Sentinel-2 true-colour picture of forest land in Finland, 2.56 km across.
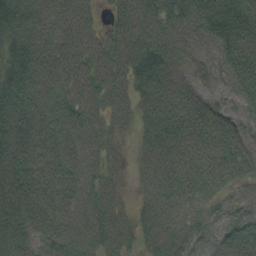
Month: August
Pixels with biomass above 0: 94%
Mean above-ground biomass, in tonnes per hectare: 71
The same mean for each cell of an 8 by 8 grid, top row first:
76 74 59 32 75 71 91 69
71 87 74 71 82 87 68 89
79 77 73 67 62 79 57 74
94 65 75 56 50 91 75 44
107 77 76 37 45 93 91 66
99 68 80 36 52 91 84 55
107 77 78 56 48 82 54 53
98 70 75 61 41 68 41 68
